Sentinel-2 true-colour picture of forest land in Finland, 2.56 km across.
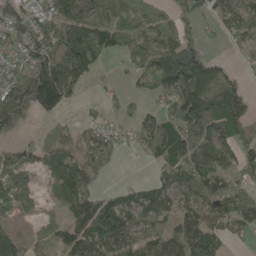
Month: May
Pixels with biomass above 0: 72%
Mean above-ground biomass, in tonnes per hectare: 90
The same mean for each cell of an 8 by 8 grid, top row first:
90 113 156 40 61 70 48 100
76 166 153 71 50 146 34 32
122 244 119 14 65 164 107 35
140 81 10 29 68 125 157 122
37 72 75 61 73 136 136 88
120 86 157 15 4 91 111 55
66 31 131 110 94 83 93 110
91 39 124 149 73 114 124 34
